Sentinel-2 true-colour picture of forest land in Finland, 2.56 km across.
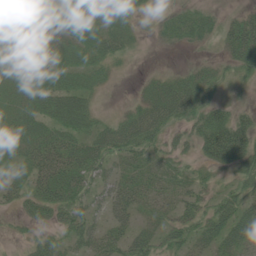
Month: June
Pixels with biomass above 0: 70%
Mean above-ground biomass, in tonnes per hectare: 29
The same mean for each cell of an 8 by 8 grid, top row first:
10 34 47 19 9 18 17 16
17 27 35 34 4 9 7 41
25 32 28 9 8 24 28 22
41 44 56 6 38 39 45 25
38 52 40 45 36 16 54 78
24 54 50 26 34 28 12 30
16 44 38 30 20 25 29 36
6 19 28 34 26 24 30 40
